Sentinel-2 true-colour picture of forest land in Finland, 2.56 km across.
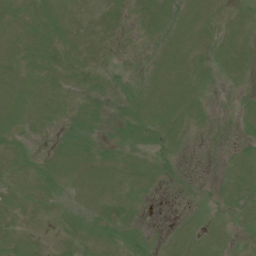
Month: July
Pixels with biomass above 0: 64%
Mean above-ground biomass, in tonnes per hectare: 7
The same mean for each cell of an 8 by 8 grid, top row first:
9 17 10 10 5 11 6 5
9 10 10 4 2 11 6 9
9 9 5 5 6 10 4 3
11 7 7 6 13 13 2 4
5 3 16 8 10 5 1 4
8 16 10 9 7 4 0 7
11 6 4 7 2 0 2 6
12 5 6 9 12 5 6 2
